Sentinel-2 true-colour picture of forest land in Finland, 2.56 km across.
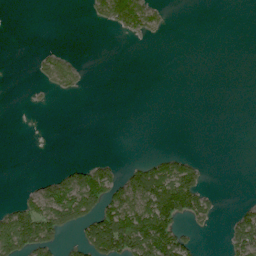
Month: June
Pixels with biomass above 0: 24%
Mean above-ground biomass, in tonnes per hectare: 26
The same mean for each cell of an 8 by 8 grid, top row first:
0 0 1 56 62 0 0 0
0 9 0 0 1 0 0 0
0 32 21 0 0 0 0 0
0 2 0 0 0 0 0 0
0 0 0 0 0 0 0 0
0 19 56 43 66 103 17 0
46 94 93 76 97 105 55 23
110 62 32 105 98 79 1 93
